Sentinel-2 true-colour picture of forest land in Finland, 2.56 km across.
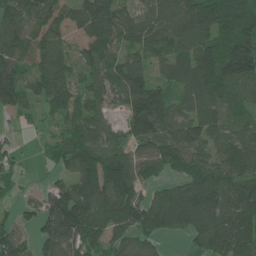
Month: June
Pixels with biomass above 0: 85%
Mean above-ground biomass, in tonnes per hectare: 91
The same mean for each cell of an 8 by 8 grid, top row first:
121 95 152 96 59 99 137 234
116 108 51 66 78 79 113 197
113 103 55 71 134 57 125 125
50 45 70 35 210 86 88 61
15 31 106 51 80 108 79 73
31 21 94 129 59 38 92 84
33 111 144 116 118 124 109 106
82 99 130 66 70 12 83 110
